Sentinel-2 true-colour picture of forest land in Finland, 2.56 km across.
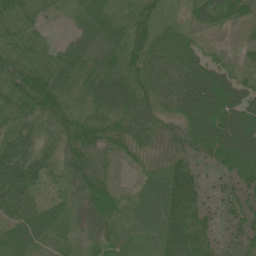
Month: June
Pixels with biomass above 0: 94%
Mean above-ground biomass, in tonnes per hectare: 54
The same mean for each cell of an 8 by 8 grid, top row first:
40 13 28 37 38 12 63 39
32 22 60 54 67 84 23 16
50 62 43 56 68 111 137 53
44 45 26 50 30 74 143 117
78 26 59 41 32 26 108 154
114 35 46 20 20 65 41 85
69 33 22 50 37 77 49 49
54 28 17 32 27 84 59 51
